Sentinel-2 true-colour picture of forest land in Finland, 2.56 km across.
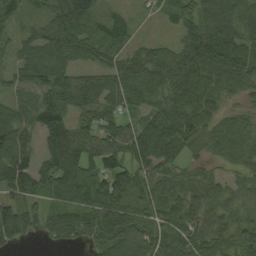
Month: August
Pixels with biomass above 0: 90%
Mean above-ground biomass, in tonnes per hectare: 71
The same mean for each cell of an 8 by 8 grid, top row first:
40 48 126 32 16 43 87 86
35 77 79 68 37 44 98 80
47 86 57 61 76 83 80 70
62 127 62 65 55 77 63 37
93 83 85 72 138 86 52 72
99 111 117 110 63 51 45 46
98 59 75 112 66 76 71 59
50 24 34 99 86 84 74 64
